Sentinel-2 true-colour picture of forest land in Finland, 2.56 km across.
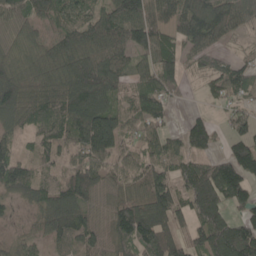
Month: May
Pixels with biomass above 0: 85%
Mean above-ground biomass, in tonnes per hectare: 101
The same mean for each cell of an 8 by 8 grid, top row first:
90 78 94 114 140 96 151 94
83 75 117 131 108 86 100 27
136 117 175 124 84 92 55 101
133 111 146 128 96 24 25 66
44 74 111 128 75 55 89 98
121 54 119 71 100 92 158 145
27 113 121 81 143 123 169 74
36 76 94 95 142 113 138 192
